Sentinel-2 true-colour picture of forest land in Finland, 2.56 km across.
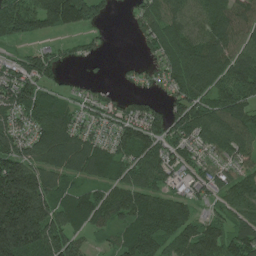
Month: June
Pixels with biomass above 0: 84%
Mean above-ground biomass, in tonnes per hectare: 114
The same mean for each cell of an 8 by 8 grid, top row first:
197 160 142 22 82 103 128 129
40 48 30 5 35 134 140 108
125 82 18 7 25 127 162 145
114 139 55 75 80 86 133 150
113 153 120 97 138 93 98 130
295 127 81 89 114 53 74 84
360 168 133 124 143 100 42 100
330 234 66 49 147 105 146 137
